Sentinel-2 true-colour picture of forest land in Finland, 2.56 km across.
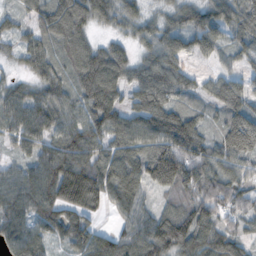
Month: November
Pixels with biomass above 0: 92%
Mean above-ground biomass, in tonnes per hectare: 96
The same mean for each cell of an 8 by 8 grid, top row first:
53 105 111 59 51 58 87 107
44 77 104 66 51 88 81 69
33 82 108 111 101 97 45 66
97 101 81 112 104 106 48 117
58 85 130 95 103 146 81 160
70 142 194 128 123 184 116 87
96 125 148 68 59 97 120 77
93 70 94 94 116 143 132 76
